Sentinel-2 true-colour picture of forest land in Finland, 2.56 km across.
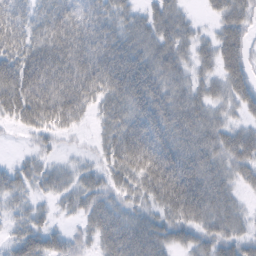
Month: February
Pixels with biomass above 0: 86%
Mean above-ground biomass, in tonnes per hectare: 53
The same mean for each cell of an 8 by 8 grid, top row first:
53 51 57 49 36 44 16 58
61 68 76 63 53 53 32 60
87 85 80 67 81 44 38 57
61 79 50 52 71 71 51 33
2 17 5 50 83 72 67 73
38 38 33 36 69 92 76 41
26 17 41 52 37 70 71 30
40 52 26 65 73 44 50 47
